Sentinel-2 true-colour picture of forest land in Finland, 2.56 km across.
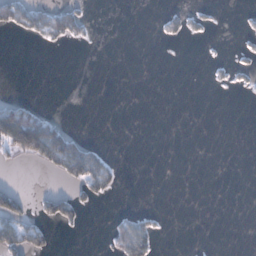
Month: January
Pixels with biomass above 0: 14%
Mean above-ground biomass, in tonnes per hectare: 19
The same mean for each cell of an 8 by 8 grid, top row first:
65 68 35 0 0 24 13 4
0 11 4 0 0 1 1 7
0 0 0 0 0 0 6 9
103 16 0 0 0 0 0 0
123 145 53 1 0 0 0 0
0 12 82 44 0 0 0 0
58 44 31 2 8 0 0 0
66 29 1 50 77 0 0 0
